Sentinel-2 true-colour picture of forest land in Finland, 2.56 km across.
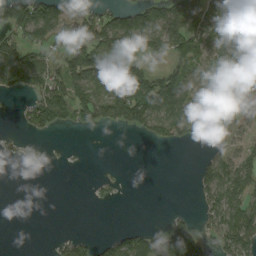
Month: September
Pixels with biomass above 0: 51%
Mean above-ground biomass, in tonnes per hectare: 57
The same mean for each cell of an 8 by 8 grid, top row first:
104 99 64 58 108 76 75 100
109 61 86 108 78 89 80 104
98 92 105 156 125 105 51 66
11 134 73 109 128 114 58 69
10 6 1 0 12 34 31 36
0 0 0 7 0 0 61 69
0 0 0 3 0 4 45 77
0 3 40 45 57 128 32 88
